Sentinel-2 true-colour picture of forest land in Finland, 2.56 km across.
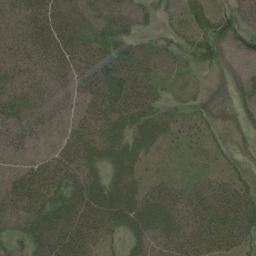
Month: August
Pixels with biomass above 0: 78%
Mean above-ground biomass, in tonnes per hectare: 33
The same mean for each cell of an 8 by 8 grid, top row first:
31 46 38 50 23 17 38 47
35 43 42 46 33 27 44 32
25 29 41 56 40 18 3 29
34 25 32 46 37 17 10 14
24 25 49 33 27 14 18 1
26 49 39 27 19 14 18 21
49 43 46 49 41 41 49 55
27 51 56 16 28 41 48 34
